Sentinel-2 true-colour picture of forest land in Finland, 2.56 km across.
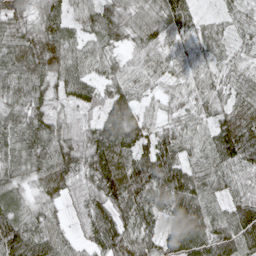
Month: May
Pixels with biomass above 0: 94%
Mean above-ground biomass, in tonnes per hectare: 66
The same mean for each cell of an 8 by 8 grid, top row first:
51 63 51 76 66 75 19 30
67 68 51 41 50 35 45 29
75 66 70 57 45 28 44 44
66 77 38 89 32 33 41 52
76 98 89 100 77 78 52 128
67 65 85 103 123 111 54 57
52 54 49 110 93 92 62 84
110 83 36 103 69 60 72 84
